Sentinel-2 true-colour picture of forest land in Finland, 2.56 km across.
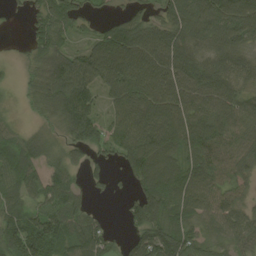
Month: August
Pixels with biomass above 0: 85%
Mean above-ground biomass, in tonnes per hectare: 75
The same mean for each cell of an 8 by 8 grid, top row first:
10 75 44 22 40 80 120 127
5 78 41 112 111 109 72 74
10 100 121 119 118 115 118 65
10 51 122 55 109 111 114 100
57 36 59 70 128 91 118 72
78 70 28 23 79 77 103 65
54 93 60 2 89 62 71 65
81 103 77 39 82 86 39 63
